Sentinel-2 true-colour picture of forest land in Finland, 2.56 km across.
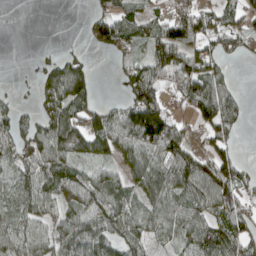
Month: April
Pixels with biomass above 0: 70%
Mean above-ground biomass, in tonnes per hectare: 68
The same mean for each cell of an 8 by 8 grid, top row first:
0 0 4 83 54 104 67 72
0 5 6 57 49 132 60 37
2 66 107 5 119 90 104 7
48 67 87 62 172 30 92 55
73 110 83 86 121 102 55 20
47 81 58 51 92 104 120 78
58 56 80 95 48 74 85 91
80 65 105 71 48 47 106 92
